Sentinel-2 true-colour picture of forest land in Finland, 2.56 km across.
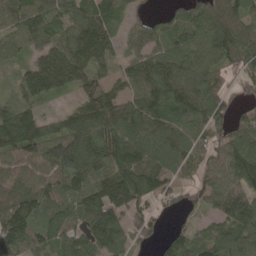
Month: May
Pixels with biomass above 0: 88%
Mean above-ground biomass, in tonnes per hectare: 106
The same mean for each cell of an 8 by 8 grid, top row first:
91 110 96 69 34 54 126 99
83 114 123 68 83 82 119 132
58 192 110 59 118 125 103 48
118 29 117 132 137 115 125 40
169 130 177 117 142 126 82 95
100 100 161 161 166 72 80 123
152 122 142 180 68 34 54 130
154 99 103 121 50 61 99 122
